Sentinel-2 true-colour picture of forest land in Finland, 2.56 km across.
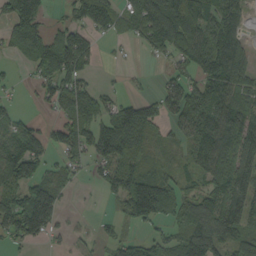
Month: September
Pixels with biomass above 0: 69%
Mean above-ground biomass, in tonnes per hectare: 82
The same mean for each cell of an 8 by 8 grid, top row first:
117 39 65 83 127 164 104 77
88 154 161 10 39 120 124 110
13 68 88 5 6 46 106 139
32 18 105 83 100 73 139 134
98 62 91 134 47 30 130 115
95 53 22 79 84 51 86 125
124 137 4 16 145 84 129 125
50 37 13 35 53 68 127 74
